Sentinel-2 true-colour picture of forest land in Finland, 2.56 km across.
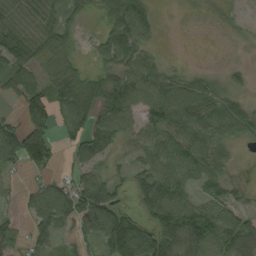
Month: September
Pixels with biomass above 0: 78%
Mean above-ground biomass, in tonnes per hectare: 58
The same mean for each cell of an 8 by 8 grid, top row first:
59 70 39 66 57 2 12 14
107 67 13 78 46 0 1 5
70 58 64 60 78 44 30 18
17 87 52 81 64 98 76 54
116 86 37 35 62 75 72 30
18 29 48 36 80 87 69 14
15 91 85 63 69 118 63 45
44 48 30 108 104 136 106 101
